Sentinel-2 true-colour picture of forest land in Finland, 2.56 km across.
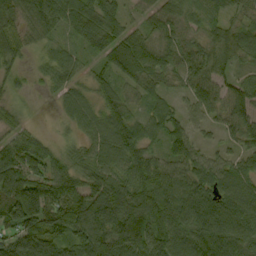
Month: September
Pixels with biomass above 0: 91%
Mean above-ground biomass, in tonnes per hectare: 75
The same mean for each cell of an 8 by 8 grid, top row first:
87 93 78 69 41 58 52 38
66 37 42 76 75 65 69 69
28 33 42 60 63 39 82 60
32 3 77 80 45 43 55 83
72 34 47 103 74 66 22 55
98 88 66 83 98 78 86 76
147 130 109 109 134 91 109 95
114 132 71 132 119 104 114 83
